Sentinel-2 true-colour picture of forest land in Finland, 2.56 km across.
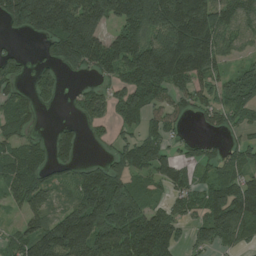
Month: July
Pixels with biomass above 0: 74%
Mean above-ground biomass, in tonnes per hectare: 118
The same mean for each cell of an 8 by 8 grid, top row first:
190 280 255 154 224 251 208 119
19 72 244 127 168 279 211 67
72 69 25 69 205 168 98 121
94 8 46 66 125 63 58 72
84 70 53 51 142 39 32 55
124 89 73 128 84 96 47 95
43 99 159 247 125 68 111 176
70 162 194 186 198 79 92 80
